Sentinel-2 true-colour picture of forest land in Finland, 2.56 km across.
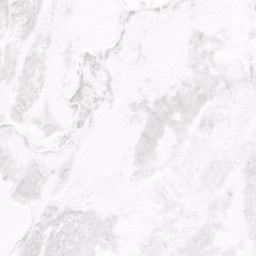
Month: April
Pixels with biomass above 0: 54%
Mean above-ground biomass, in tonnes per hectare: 4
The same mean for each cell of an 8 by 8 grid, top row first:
10 4 1 2 3 2 1 1
5 4 4 4 2 1 6 3
7 3 7 3 2 2 8 6
6 4 8 2 7 10 7 3
3 4 3 0 9 4 4 4
7 6 2 0 4 4 6 5
3 6 6 2 1 4 3 5
4 12 10 5 3 4 6 3
